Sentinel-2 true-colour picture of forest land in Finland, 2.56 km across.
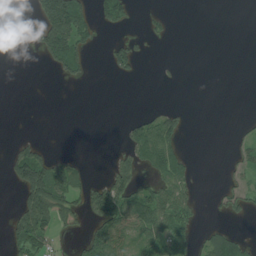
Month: July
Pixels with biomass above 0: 30%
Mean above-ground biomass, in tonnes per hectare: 37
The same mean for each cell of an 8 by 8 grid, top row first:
1 145 99 63 7 2 0 0
0 94 68 43 13 0 0 0
0 2 24 9 5 3 0 0
0 0 0 0 14 32 0 0
25 11 0 3 104 48 0 25
71 147 43 69 41 61 0 29
37 118 56 160 108 68 5 31
70 55 30 116 58 74 46 40
